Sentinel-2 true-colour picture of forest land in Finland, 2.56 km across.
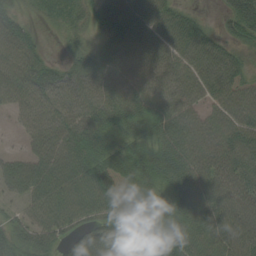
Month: August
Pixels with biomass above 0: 92%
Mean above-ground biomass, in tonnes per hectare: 62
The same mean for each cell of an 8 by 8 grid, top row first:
44 19 28 60 67 58 12 63
63 14 27 56 63 66 62 28
60 72 63 65 58 68 82 54
32 62 66 75 59 77 46 71
7 68 84 58 56 85 67 90
75 77 92 61 55 83 69 80
27 79 85 58 52 53 79 77
54 67 62 75 94 87 86 72
